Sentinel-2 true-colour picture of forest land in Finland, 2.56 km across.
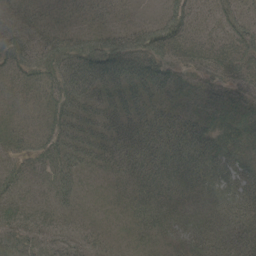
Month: May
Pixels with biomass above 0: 94%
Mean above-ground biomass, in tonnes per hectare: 40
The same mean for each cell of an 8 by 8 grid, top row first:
33 24 27 24 11 53 28 42
54 44 59 61 69 52 44 50
33 45 74 57 61 38 32 48
26 37 52 44 43 38 34 39
34 43 53 50 50 60 51 45
36 37 33 29 44 46 42 44
38 27 19 18 44 38 34 42
27 24 25 17 21 29 44 45
